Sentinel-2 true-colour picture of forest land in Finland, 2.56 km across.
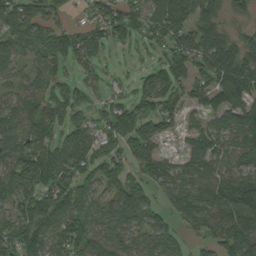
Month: September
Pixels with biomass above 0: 82%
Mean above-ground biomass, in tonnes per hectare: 91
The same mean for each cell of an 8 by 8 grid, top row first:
116 72 25 102 115 159 116 39
55 100 122 54 44 111 143 87
44 75 62 29 57 95 101 147
84 108 57 86 100 58 57 111
88 91 100 85 124 13 74 69
113 143 113 91 90 69 82 72
89 137 128 91 120 67 89 164
127 86 120 94 72 58 66 146
